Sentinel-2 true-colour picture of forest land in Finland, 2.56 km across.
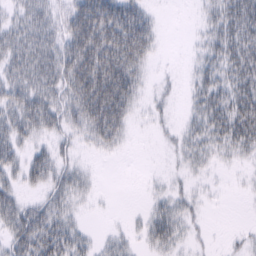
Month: February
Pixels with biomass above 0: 66%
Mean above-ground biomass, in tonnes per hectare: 28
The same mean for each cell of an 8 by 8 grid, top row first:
22 32 51 54 30 0 18 44
43 43 61 61 43 0 25 42
39 46 63 73 18 5 33 40
42 48 47 70 7 6 43 46
34 18 15 24 0 13 32 38
24 37 21 0 2 7 7 3
38 34 9 1 7 24 5 0
40 51 24 14 15 24 5 7
